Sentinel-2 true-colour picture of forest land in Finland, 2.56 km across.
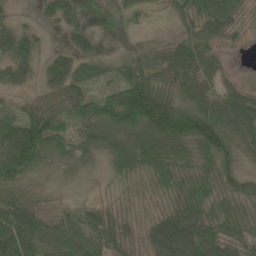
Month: May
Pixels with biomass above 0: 87%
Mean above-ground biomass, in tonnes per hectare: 53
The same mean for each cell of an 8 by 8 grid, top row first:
17 29 26 0 0 34 70 29
64 15 39 4 32 59 44 6
41 43 49 42 78 77 57 13
30 68 55 90 119 108 83 89
113 81 45 71 99 100 86 60
67 21 15 27 48 68 57 57
80 26 23 29 21 55 60 48
85 42 59 55 38 104 82 58
